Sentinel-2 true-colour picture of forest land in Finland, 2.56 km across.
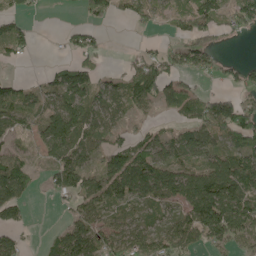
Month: May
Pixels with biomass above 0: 65%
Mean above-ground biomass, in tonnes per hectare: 58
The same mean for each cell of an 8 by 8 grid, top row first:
38 1 24 46 40 45 100 78
38 2 59 4 15 39 52 1
21 33 96 26 110 63 28 35
73 54 85 39 29 44 106 103
44 60 61 48 57 55 61 66
90 28 61 92 125 80 106 130
55 2 54 41 32 55 140 106
34 22 90 72 70 90 73 62
